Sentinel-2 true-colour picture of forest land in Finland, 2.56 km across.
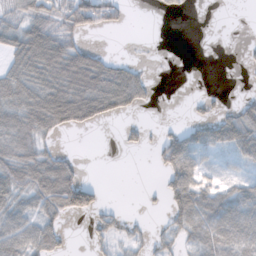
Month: November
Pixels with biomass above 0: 51%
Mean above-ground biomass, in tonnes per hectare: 39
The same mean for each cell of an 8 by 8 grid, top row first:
33 57 85 40 0 16 0 0
56 93 46 3 1 0 0 3
74 73 96 86 37 0 0 1
71 98 95 55 9 0 14 46
72 21 0 0 15 79 59 69
64 85 29 0 0 72 27 25
47 48 88 12 4 49 58 56
64 56 0 32 19 27 57 54
